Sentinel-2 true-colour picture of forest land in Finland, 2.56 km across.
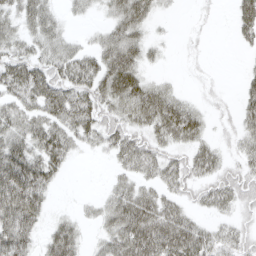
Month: April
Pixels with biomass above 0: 68%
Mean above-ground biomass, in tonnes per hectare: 38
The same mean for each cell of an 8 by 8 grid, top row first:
40 45 10 32 39 3 4 42
34 40 26 52 34 3 3 10
59 64 56 61 34 6 6 11
44 51 64 40 54 59 16 29
52 60 24 37 45 32 26 24
87 51 0 14 30 45 38 42
94 26 8 42 63 37 27 28
75 35 28 46 80 79 42 32
